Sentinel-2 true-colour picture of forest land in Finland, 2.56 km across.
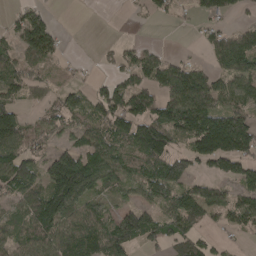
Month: April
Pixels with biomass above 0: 67%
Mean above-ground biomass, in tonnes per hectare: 76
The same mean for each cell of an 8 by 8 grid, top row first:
38 40 0 0 16 16 60 23
73 98 1 18 34 6 55 125
78 45 14 41 63 118 80 95
82 54 72 108 104 143 146 100
90 45 68 87 156 61 158 145
123 100 173 86 85 123 54 78
60 126 96 55 77 95 101 84
68 100 108 116 73 74 39 14
